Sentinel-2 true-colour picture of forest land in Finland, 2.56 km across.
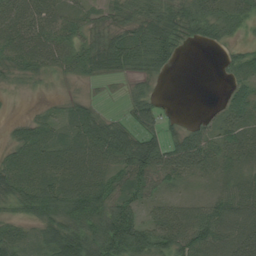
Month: August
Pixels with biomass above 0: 82%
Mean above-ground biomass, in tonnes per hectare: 47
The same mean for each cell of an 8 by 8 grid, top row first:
61 55 35 32 52 62 58 42
63 59 43 73 84 40 17 22
22 15 19 17 29 1 0 38
2 15 41 9 49 5 11 50
40 60 69 86 77 46 51 56
68 64 72 51 62 43 24 35
39 62 77 67 36 38 45 66
52 55 86 88 78 73 80 69
